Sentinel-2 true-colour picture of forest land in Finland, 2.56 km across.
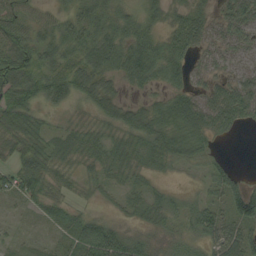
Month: September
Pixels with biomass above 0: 87%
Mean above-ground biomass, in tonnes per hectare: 39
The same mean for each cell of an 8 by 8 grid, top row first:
53 22 39 37 33 25 31 80
70 49 49 60 64 49 36 35
78 63 63 36 54 37 31 36
64 21 11 42 46 62 58 58
42 32 27 32 38 50 29 2
41 35 17 22 21 8 29 23
7 28 13 11 32 28 44 87
9 10 54 77 32 27 49 72
